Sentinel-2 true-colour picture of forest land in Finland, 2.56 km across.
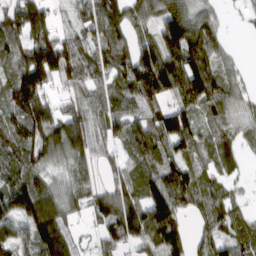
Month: March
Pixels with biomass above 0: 85%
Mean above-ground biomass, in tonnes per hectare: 95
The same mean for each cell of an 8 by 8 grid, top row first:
98 71 65 117 68 123 62 13
99 145 105 98 84 177 142 6
116 117 89 82 150 178 156 36
112 124 80 97 68 137 75 56
113 122 114 65 133 132 60 53
102 55 65 52 77 112 54 24
145 125 56 125 148 118 82 39
130 154 40 79 120 97 77 70
